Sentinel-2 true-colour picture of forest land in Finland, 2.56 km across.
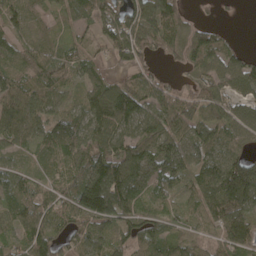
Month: April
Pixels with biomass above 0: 87%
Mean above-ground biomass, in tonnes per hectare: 68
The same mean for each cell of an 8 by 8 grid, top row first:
52 25 54 81 100 71 7 4
59 43 36 77 64 57 125 28
64 81 50 55 63 29 68 80
90 54 51 125 66 87 72 57
57 48 88 88 86 61 69 47
42 34 86 133 62 63 94 151
63 66 117 117 67 52 84 94
58 83 65 59 74 67 47 75
